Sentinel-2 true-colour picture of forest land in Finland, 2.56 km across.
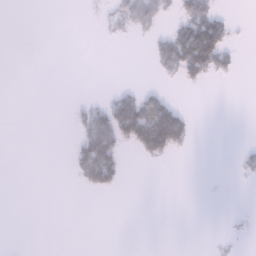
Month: January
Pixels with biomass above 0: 16%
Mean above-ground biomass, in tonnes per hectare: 17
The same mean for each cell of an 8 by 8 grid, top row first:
0 0 0 17 44 21 58 2
0 0 0 0 2 90 153 10
0 0 0 0 1 16 24 5
0 0 16 75 107 65 0 0
0 0 39 80 94 68 0 4
0 0 41 64 0 0 0 10
0 0 0 0 0 0 0 1
0 0 0 0 0 0 1 7
